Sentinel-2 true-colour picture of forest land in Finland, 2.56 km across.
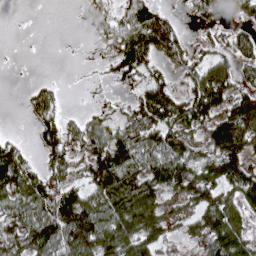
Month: April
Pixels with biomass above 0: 68%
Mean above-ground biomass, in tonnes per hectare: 72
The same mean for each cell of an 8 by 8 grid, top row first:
0 0 6 51 79 27 45 45
0 0 1 54 122 84 42 81
0 9 1 31 67 44 120 75
1 74 13 21 109 106 123 123
40 72 63 105 103 87 76 124
120 68 50 150 112 124 94 124
61 84 121 130 164 43 107 74
87 122 141 122 104 33 75 91
